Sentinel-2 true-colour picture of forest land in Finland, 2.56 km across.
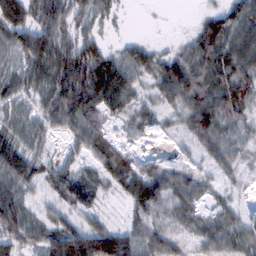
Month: February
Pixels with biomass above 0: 83%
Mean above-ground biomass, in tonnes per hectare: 50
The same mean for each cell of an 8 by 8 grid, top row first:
65 66 39 16 1 0 26 72
50 89 64 23 30 22 65 67
35 52 90 95 36 95 71 65
30 50 91 45 35 30 101 52
43 25 49 46 9 9 64 41
68 39 42 55 53 51 24 23
70 33 46 7 58 44 27 30
53 65 107 101 83 43 56 49
